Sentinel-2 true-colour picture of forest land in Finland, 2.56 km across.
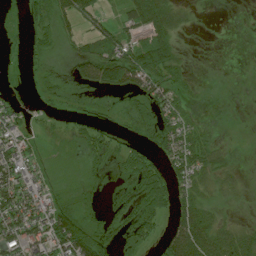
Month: July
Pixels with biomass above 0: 69%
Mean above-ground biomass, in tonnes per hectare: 40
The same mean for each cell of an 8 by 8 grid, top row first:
4 59 64 22 84 39 1 0
4 38 40 79 94 36 1 0
1 20 41 80 76 42 4 2
23 11 15 15 47 54 9 3
71 7 23 36 29 75 45 10
85 30 14 19 75 54 44 21
91 68 28 21 71 46 38 12
70 94 91 29 28 79 89 55
